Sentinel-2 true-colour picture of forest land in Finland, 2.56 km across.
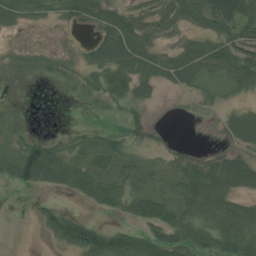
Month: July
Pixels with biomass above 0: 63%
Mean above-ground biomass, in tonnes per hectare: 34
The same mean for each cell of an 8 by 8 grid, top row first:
44 24 38 49 52 64 58 64
10 7 10 74 50 27 50 48
10 13 19 53 41 40 19 56
12 0 1 11 17 1 7 26
26 36 30 38 15 3 2 28
48 56 49 41 48 35 59 69
4 22 8 34 55 55 69 42
0 13 58 52 45 53 55 69
